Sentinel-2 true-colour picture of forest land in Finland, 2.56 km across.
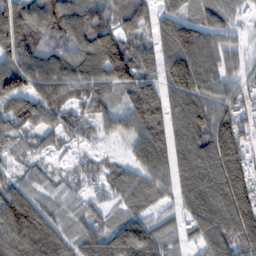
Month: February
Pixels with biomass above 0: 90%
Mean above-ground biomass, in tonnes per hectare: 97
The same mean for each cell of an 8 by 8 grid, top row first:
132 140 135 112 76 84 74 53
111 104 108 178 79 143 105 49
128 136 115 126 94 143 104 70
132 103 68 72 116 102 120 94
49 52 52 22 108 92 148 121
41 33 65 66 89 88 119 159
160 67 46 52 58 52 128 165
138 124 76 80 83 47 93 141
